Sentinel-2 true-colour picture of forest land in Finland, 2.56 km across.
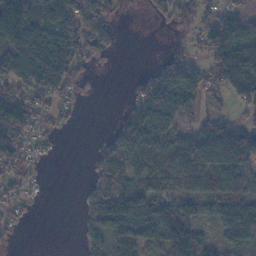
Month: November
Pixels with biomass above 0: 68%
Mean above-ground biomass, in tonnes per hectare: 78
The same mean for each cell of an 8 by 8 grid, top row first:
179 98 154 75 7 81 73 60
138 173 92 69 0 21 88 130
120 154 51 1 54 137 59 157
122 55 11 8 105 79 35 31
96 32 0 70 130 108 181 150
54 6 3 110 83 88 125 109
54 0 32 133 106 95 52 94
11 0 35 93 91 113 62 81
